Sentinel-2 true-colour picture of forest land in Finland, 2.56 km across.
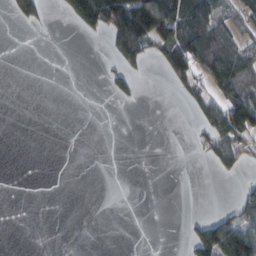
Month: February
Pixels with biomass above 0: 25%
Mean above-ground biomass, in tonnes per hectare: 32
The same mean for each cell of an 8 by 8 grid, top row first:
44 13 94 143 194 132 95 43
0 0 0 44 83 105 126 62
0 0 0 34 8 60 73 87
0 0 0 0 0 0 70 135
0 0 0 0 0 0 38 62
0 0 0 0 0 0 1 15
0 0 0 0 0 0 1 45
0 0 0 0 0 0 120 132
